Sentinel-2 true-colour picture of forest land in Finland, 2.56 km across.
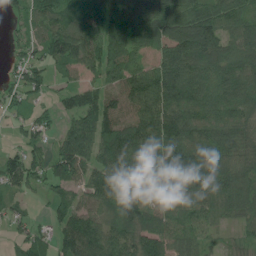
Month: July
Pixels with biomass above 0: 87%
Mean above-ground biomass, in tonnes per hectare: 87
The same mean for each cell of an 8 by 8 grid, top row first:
30 87 95 114 86 91 93 85
29 90 103 81 56 146 132 101
47 51 44 68 113 194 120 136
32 23 87 81 112 134 102 103
28 47 109 123 131 137 98 75
88 84 72 121 128 164 143 100
29 28 77 79 85 77 80 72
33 40 128 101 106 66 37 28
